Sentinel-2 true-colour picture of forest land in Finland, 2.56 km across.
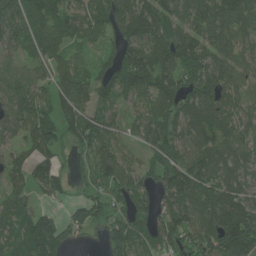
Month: June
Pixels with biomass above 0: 85%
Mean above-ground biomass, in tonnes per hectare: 102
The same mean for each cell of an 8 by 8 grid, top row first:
142 140 101 115 156 100 144 123
73 120 49 63 136 155 107 71
91 72 99 115 138 112 132 68
116 92 114 68 77 114 126 75
58 125 77 95 79 115 118 93
59 103 35 115 61 147 126 100
78 35 54 99 58 116 144 168
98 157 25 80 75 81 100 243
